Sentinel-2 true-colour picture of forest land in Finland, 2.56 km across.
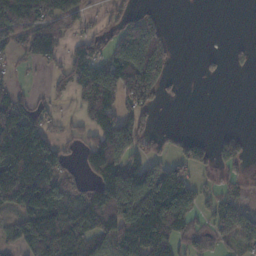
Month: November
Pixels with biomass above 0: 58%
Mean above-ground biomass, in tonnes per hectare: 80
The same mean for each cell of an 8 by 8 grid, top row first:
153 85 49 28 53 0 0 0
45 88 76 63 161 12 1 8
11 24 92 148 186 12 9 0
109 41 32 103 83 0 0 0
160 98 38 182 65 38 39 55
194 149 37 169 145 95 22 36
92 153 127 181 177 156 47 66
89 193 132 148 152 68 51 65
